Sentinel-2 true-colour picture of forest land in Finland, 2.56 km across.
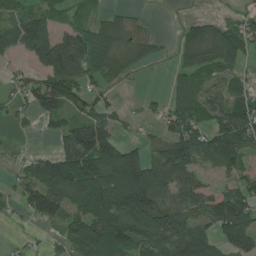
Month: July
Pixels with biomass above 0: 68%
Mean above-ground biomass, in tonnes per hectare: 76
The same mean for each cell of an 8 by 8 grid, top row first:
59 59 29 27 13 2 20 31
67 122 119 86 60 29 99 76
19 85 69 52 4 49 45 33
19 72 44 42 15 94 82 83
2 2 161 113 53 137 89 93
43 151 148 162 167 113 30 55
29 152 89 130 164 107 159 141
8 13 124 114 97 119 68 119
